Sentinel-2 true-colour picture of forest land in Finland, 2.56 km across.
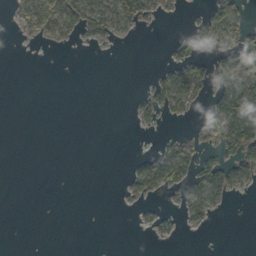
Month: October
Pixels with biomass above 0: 25%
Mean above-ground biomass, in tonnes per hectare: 18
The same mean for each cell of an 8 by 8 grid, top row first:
15 55 58 54 35 3 26 34
1 7 4 3 0 17 26 77
0 0 0 0 3 55 38 125
0 0 0 0 18 19 28 112
0 0 0 0 0 23 24 63
0 0 0 0 53 43 59 35
0 0 0 0 9 13 40 0
0 0 0 0 1 7 0 0
